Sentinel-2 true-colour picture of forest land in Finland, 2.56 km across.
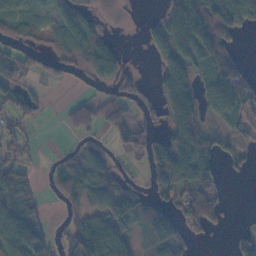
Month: November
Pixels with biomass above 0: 60%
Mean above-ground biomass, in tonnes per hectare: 61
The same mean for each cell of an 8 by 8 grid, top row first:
64 41 77 4 8 115 135 93
47 30 94 38 19 101 113 16
65 33 5 37 13 87 71 105
63 12 58 68 17 98 39 106
35 1 22 28 67 97 68 40
77 14 105 78 29 129 96 10
80 11 35 108 79 60 120 0
117 63 118 123 62 94 13 38
